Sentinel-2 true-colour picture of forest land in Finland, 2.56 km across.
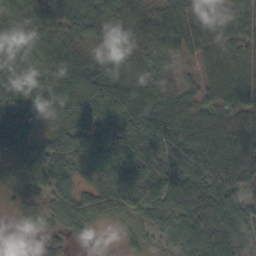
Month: October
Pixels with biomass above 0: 92%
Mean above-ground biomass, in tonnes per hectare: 62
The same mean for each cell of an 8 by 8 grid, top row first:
62 81 100 81 73 66 63 65
72 69 55 59 54 54 61 63
72 47 60 59 52 32 55 60
70 50 61 76 83 69 62 76
55 47 61 84 82 79 88 83
41 60 49 79 88 73 74 83
32 49 62 48 57 73 71 86
9 55 23 3 31 34 68 54
